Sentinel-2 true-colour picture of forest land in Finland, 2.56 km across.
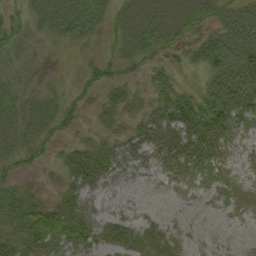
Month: September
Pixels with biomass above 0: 77%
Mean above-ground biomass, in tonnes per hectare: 27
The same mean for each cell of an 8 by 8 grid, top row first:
23 47 61 30 40 32 31 41
34 15 28 26 38 22 48 46
28 13 22 35 15 18 33 55
31 31 23 25 29 52 40 38
30 23 16 27 45 42 32 10
24 4 32 28 11 20 16 5
34 29 36 9 7 2 1 3
32 35 43 38 26 12 2 1
